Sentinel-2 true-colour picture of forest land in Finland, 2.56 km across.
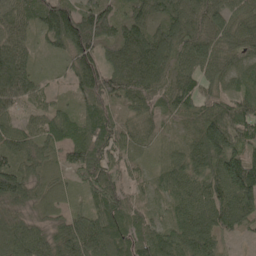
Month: May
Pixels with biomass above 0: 97%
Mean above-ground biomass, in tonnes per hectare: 87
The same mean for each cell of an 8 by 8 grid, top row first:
82 121 142 114 109 111 92 75
94 41 127 110 145 114 88 80
124 19 97 130 145 93 71 64
53 54 60 66 68 67 84 106
84 63 106 77 40 27 156 109
106 35 59 70 31 71 117 170
54 32 38 102 43 60 112 125
110 80 136 117 84 92 102 23
